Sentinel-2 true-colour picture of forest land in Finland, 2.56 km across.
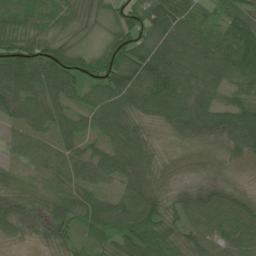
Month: July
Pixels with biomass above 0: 94%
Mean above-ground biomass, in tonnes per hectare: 69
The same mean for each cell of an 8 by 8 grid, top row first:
70 63 49 51 77 88 35 77
87 81 46 86 101 97 82 142
103 111 77 107 103 95 72 79
64 79 49 83 63 84 86 90
43 51 61 68 61 29 44 81
24 58 71 64 70 32 33 19
69 71 77 66 102 58 87 71
20 45 38 53 95 65 67 75
